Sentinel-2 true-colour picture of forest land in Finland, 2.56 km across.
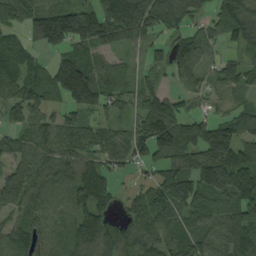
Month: August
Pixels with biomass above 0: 86%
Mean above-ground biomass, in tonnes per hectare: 102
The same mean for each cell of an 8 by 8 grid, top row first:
109 149 148 145 150 103 55 113
88 81 93 74 57 109 63 60
118 105 221 103 51 54 41 80
75 72 84 65 102 107 57 70
83 108 114 97 119 149 176 126
109 85 127 65 40 135 160 176
81 78 113 62 109 125 137 155
96 71 123 105 116 90 89 119
